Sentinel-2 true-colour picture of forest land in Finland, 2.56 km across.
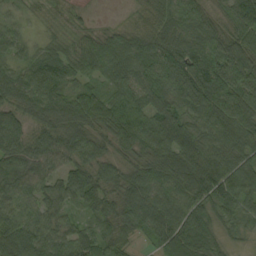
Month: September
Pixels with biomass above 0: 97%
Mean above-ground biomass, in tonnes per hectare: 75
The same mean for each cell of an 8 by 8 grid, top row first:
27 16 16 4 32 72 43 106
55 44 55 69 86 104 72 91
78 101 50 59 87 120 130 81
70 90 98 88 82 88 94 93
84 83 80 61 78 118 75 76
97 74 90 56 87 95 121 90
76 57 58 56 100 94 72 58
96 94 80 70 31 108 63 26
